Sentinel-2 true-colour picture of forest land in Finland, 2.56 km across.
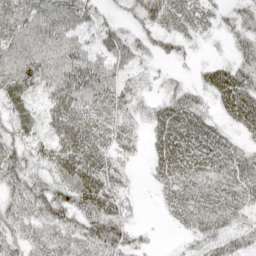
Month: April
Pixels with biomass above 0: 84%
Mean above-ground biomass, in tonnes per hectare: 45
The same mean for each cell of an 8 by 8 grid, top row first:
54 64 51 18 66 46 27 32
66 67 48 53 33 29 10 27
65 56 66 46 17 15 34 53
29 49 55 43 27 56 26 61
49 57 65 39 20 66 54 26
73 50 71 45 6 58 49 55
46 75 60 52 6 40 52 47
37 37 50 74 15 4 41 50
